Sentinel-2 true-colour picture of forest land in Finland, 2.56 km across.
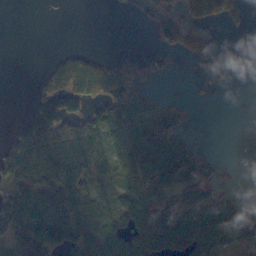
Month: October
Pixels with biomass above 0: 54%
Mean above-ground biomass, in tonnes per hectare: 69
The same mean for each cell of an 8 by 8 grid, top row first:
0 0 0 1 6 78 66 40
0 0 12 0 6 56 60 0
0 52 139 115 17 2 30 1
0 117 69 101 91 48 0 0
83 175 85 63 136 99 5 0
100 193 104 57 152 116 75 1
118 164 159 101 123 117 103 55
102 159 157 110 97 117 106 61
